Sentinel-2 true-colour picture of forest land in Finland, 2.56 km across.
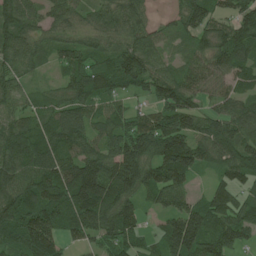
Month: June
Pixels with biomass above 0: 89%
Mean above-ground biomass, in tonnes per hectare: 92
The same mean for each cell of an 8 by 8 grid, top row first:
97 63 58 80 56 41 93 96
101 51 74 59 89 28 81 123
58 15 101 95 87 92 83 78
66 63 99 72 64 131 57 91
107 102 97 93 130 158 110 105
117 126 154 149 125 131 29 89
133 122 151 124 52 89 112 100
96 109 53 93 46 146 127 87
